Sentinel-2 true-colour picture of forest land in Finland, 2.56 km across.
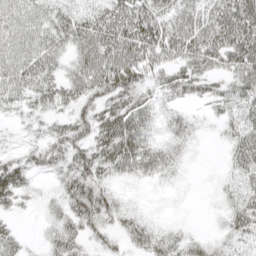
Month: April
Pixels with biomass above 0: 79%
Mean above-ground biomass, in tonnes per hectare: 38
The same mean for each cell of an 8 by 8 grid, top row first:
54 43 41 62 67 55 59 78
48 44 40 67 70 55 63 70
45 40 46 67 36 44 38 45
16 25 34 55 35 17 13 37
10 41 48 73 49 29 2 44
57 16 62 34 30 17 2 29
22 19 62 37 4 0 3 39
21 22 38 23 33 24 18 27
